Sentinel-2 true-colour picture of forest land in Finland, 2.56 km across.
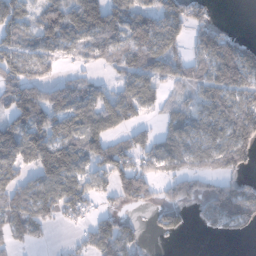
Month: January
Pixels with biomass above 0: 70%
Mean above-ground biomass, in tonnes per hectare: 77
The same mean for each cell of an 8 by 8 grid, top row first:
77 111 140 110 94 93 44 0
79 63 66 84 115 63 111 85
109 67 45 33 91 62 91 116
99 123 112 135 47 58 91 110
114 135 102 88 63 83 86 105
68 125 79 99 88 69 58 49
89 90 70 24 32 73 73 110
49 17 22 90 21 15 5 11
